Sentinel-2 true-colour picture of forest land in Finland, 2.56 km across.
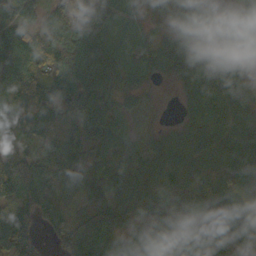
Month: October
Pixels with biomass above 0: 93%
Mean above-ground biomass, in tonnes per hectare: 84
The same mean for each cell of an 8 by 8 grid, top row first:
84 65 124 57 41 66 74 62
129 153 124 64 50 87 93 79
112 81 100 66 41 43 84 66
70 70 98 67 20 12 85 83
41 63 83 67 36 72 93 102
145 72 103 75 95 88 77 95
107 78 68 154 97 104 112 92
156 29 165 93 65 95 84 89
